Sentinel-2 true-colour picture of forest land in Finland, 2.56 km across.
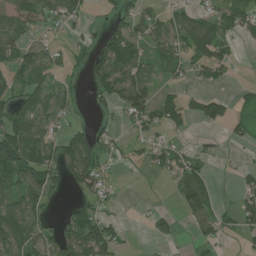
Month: July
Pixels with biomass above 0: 53%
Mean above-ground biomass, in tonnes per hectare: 44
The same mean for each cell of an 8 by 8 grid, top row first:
120 63 44 24 50 40 34 54
50 28 21 65 55 51 71 16
40 35 16 78 87 16 31 3
64 60 16 21 77 63 60 26
105 55 71 20 23 22 10 15
87 67 86 13 5 46 28 23
68 30 35 16 4 22 63 55
68 50 98 77 4 20 28 17
